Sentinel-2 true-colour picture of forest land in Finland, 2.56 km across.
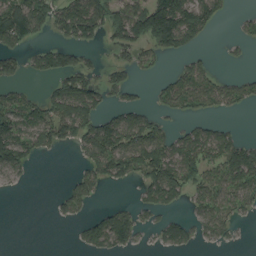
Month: August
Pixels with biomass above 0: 50%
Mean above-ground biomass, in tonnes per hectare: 63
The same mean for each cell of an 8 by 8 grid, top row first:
152 87 134 101 150 173 84 18
60 48 61 33 61 81 11 16
39 39 95 56 12 62 68 40
105 85 117 47 56 42 39 17
139 68 69 123 120 74 93 81
27 0 48 77 89 98 76 129
0 5 44 39 46 29 71 58
0 0 28 95 13 63 31 7
